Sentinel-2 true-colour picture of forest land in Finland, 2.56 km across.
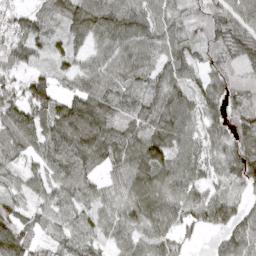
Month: April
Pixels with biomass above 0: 91%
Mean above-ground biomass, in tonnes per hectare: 73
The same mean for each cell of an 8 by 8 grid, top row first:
44 56 104 121 79 63 66 76
88 48 54 100 88 68 51 79
62 51 74 88 57 65 56 54
99 86 129 73 67 94 55 62
85 71 114 93 109 88 65 80
43 82 88 51 96 91 47 88
53 58 56 54 101 87 106 58
105 30 60 50 68 51 10 74
